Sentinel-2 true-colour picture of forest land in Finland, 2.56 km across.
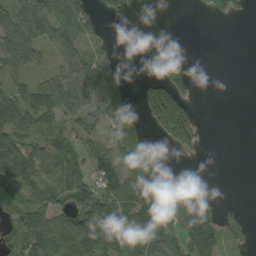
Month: September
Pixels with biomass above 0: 58%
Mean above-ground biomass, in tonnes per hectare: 51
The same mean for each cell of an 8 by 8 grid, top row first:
67 82 93 33 129 15 11 12
92 37 49 13 45 39 0 0
41 47 82 19 23 42 0 0
88 97 74 67 62 195 0 0
89 51 49 57 31 77 5 0
88 54 60 82 83 3 2 0
37 67 66 78 106 49 40 5
52 94 88 70 76 43 72 14
